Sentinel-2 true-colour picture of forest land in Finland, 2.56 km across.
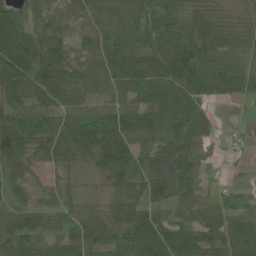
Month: June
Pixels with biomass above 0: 92%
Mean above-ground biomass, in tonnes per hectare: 71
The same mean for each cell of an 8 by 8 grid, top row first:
74 63 61 70 92 84 62 25
98 88 50 75 75 100 90 54
86 111 71 68 102 102 97 93
77 69 58 75 84 76 38 2
96 90 114 122 75 85 43 15
44 21 27 73 75 96 22 13
55 43 46 41 66 66 49 69
95 69 78 83 109 88 82 94
